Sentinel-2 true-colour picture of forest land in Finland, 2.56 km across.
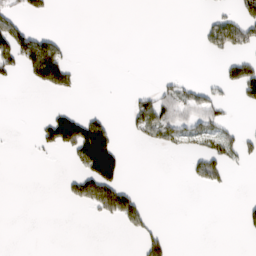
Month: March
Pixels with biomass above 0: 19%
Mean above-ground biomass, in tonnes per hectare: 22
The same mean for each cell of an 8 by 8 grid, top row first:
31 16 0 0 0 0 11 45
85 66 0 0 0 0 25 46
11 85 11 0 0 15 7 73
0 13 21 4 53 54 48 5
0 38 106 56 16 29 33 33
0 0 57 69 0 0 49 1
0 0 23 95 30 0 0 10
0 0 0 0 43 5 0 2
